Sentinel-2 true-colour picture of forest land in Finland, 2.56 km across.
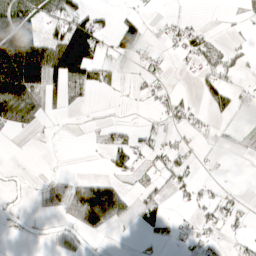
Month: April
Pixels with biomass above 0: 37%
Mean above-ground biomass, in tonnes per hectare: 33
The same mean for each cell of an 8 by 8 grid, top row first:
105 39 60 15 28 9 1 9
161 102 195 38 38 22 46 14
134 86 56 20 18 2 35 16
75 22 5 3 5 28 19 18
0 3 5 42 29 21 5 7
3 11 16 27 13 32 7 0
9 35 107 125 40 8 26 17
2 11 26 2 10 15 20 13
